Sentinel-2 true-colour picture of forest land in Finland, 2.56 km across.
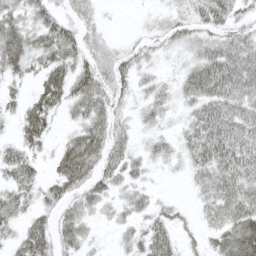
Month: April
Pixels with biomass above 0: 74%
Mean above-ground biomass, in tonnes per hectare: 35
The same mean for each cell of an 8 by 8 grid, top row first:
37 33 23 1 4 18 36 20
64 48 40 25 20 17 36 41
25 55 46 42 17 21 75 55
23 51 33 35 20 14 51 43
31 21 63 40 14 22 70 53
40 23 57 37 19 4 48 61
38 27 37 16 23 14 31 67
28 44 39 6 40 30 24 88
